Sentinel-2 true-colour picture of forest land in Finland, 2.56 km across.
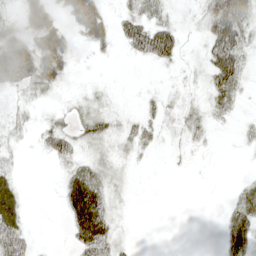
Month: May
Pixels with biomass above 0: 58%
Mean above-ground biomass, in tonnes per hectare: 24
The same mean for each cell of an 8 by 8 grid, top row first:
22 48 65 19 36 8 38 68
72 64 9 14 51 38 35 51
49 43 3 1 1 4 28 36
16 11 16 17 12 15 19 8
15 31 25 16 21 8 7 6
24 1 54 17 1 1 1 4
53 1 94 21 0 0 0 35
84 2 49 33 0 0 0 38
